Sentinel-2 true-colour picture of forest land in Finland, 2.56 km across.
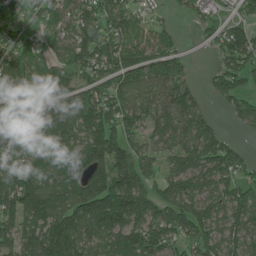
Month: June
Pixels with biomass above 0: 85%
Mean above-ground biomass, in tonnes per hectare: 112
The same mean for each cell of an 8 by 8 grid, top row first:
58 117 116 103 45 26 43 61
114 84 137 124 91 63 26 143
175 168 100 118 93 126 34 107
147 147 144 130 90 143 42 81
120 91 121 156 66 90 136 31
137 112 139 172 95 94 98 91
136 156 161 235 122 118 99 130
107 172 146 125 176 99 118 99
